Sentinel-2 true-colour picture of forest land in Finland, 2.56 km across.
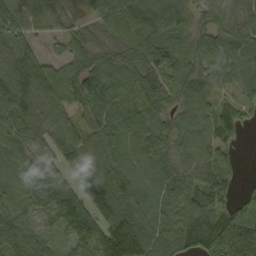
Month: September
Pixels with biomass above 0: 92%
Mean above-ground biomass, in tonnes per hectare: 90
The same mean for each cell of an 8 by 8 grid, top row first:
106 83 39 107 101 91 52 86
101 24 60 69 105 102 88 117
118 114 99 86 80 109 84 85
130 90 62 88 82 66 77 64
88 92 98 81 81 76 79 29
49 109 116 124 56 69 114 35
48 86 106 118 69 74 84 106
88 44 90 173 141 99 140 234
